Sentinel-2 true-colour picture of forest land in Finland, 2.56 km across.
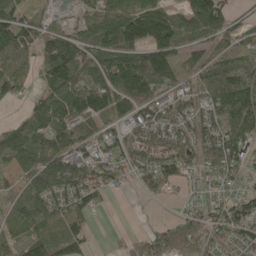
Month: May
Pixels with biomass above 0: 80%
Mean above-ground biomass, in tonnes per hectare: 90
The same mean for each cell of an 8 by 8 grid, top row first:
61 41 39 106 161 85 146 41
103 91 107 130 144 102 76 113
97 83 115 132 162 90 92 154
15 125 140 129 79 102 94 161
96 101 103 110 99 100 89 117
48 104 99 74 76 81 73 57
65 108 87 9 4 21 80 107
60 105 72 4 64 84 74 81
